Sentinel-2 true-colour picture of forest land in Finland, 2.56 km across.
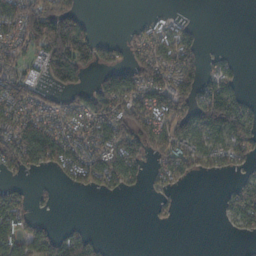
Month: October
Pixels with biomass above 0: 55%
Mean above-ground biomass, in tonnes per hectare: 65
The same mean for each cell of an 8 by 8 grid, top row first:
111 214 62 0 10 15 0 0
68 145 155 39 75 109 9 1
98 59 47 84 108 111 63 18
87 68 73 114 109 135 164 122
100 143 79 104 80 102 69 80
22 12 73 71 31 68 21 25
127 10 0 0 1 13 0 87
141 130 105 3 0 0 0 8
